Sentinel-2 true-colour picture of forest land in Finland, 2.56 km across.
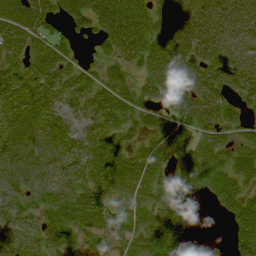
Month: August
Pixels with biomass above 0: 86%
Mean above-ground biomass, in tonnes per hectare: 61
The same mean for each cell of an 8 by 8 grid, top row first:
84 64 66 95 59 80 79 76
57 70 12 60 71 86 70 65
72 76 58 52 48 85 67 53
81 67 58 67 48 51 67 32
83 66 73 53 42 63 55 42
81 77 70 68 68 47 67 54
76 63 70 48 62 61 7 62
48 43 31 52 60 56 21 57
